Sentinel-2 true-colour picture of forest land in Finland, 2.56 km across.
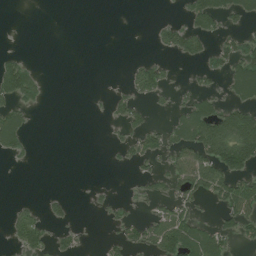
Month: July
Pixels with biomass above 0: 31%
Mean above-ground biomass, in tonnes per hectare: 33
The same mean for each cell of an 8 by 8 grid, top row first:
0 0 0 0 0 7 79 46
2 0 0 0 0 51 33 57
100 7 0 1 57 11 18 82
54 2 0 21 25 30 66 82
48 0 0 8 45 51 123 139
0 0 0 0 26 67 120 66
18 21 0 19 12 58 14 88
31 39 16 15 50 96 81 31
